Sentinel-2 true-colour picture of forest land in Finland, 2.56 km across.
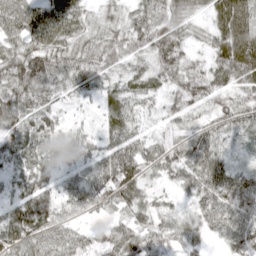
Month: April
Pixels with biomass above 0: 91%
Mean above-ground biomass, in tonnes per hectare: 47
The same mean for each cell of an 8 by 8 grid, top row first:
67 52 33 24 43 44 34 75
39 55 47 51 42 56 29 85
62 62 56 36 38 48 45 51
63 44 12 48 26 33 32 51
50 42 38 42 39 37 58 27
34 33 39 72 37 37 66 45
53 63 48 43 46 21 54 64
72 74 50 56 64 43 29 67
